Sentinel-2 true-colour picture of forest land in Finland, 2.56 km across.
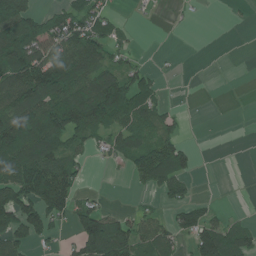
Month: June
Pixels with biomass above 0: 53%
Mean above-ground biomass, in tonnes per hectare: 65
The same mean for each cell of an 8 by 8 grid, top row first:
128 57 89 33 3 5 1 2
139 96 132 62 5 1 0 0
124 158 109 113 60 2 0 0
117 152 158 126 77 22 0 0
160 126 50 55 78 76 0 0
127 153 43 3 66 89 0 0
128 118 77 20 24 52 36 2
84 33 89 176 77 48 124 72
